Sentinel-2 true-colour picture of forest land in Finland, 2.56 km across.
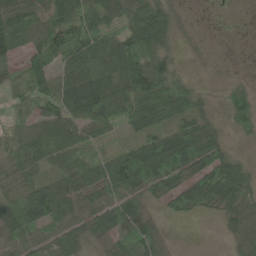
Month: May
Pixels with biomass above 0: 82%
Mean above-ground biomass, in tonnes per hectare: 56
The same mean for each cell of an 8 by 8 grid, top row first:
70 57 59 48 70 29 1 1
46 67 67 75 107 27 3 0
27 74 66 58 156 78 4 11
25 58 93 56 99 83 27 59
54 78 65 25 53 83 70 8
57 33 62 85 110 70 71 65
119 93 60 78 50 45 36 60
57 65 59 58 57 5 0 35
